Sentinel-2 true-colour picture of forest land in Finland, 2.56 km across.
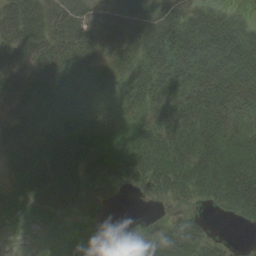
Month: August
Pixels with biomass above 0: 86%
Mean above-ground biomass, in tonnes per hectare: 40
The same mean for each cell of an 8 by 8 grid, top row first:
80 54 50 67 43 46 40 14
52 62 56 44 45 54 47 52
53 74 44 38 39 45 48 49
32 47 32 15 29 45 52 37
53 55 44 29 39 45 49 31
39 69 56 46 47 54 58 65
16 40 39 7 2 13 14 41
2 10 6 8 19 53 27 6
